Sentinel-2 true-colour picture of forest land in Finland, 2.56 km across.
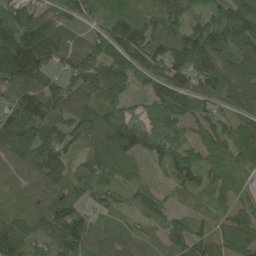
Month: June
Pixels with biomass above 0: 94%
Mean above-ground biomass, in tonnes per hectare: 99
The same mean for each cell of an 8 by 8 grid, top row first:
134 75 74 80 63 91 115 169
207 165 86 99 136 111 172 113
136 87 119 156 115 136 132 108
139 133 96 94 81 164 74 84
125 130 62 127 119 117 123 117
51 89 92 85 25 88 68 43
36 86 73 70 59 36 32 52
111 88 132 75 43 63 84 67
